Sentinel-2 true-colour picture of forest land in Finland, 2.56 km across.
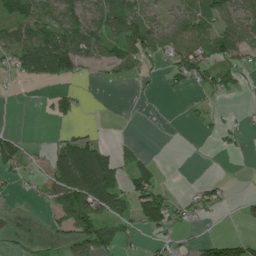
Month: July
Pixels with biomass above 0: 48%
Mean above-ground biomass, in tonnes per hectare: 47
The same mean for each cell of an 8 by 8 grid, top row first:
103 92 82 105 61 50 71 75
97 150 108 79 99 79 85 84
22 44 21 23 21 40 47 32
0 22 30 0 1 0 18 8
50 16 79 20 8 0 3 17
31 51 127 85 61 0 5 0
7 32 109 67 80 46 42 11
10 20 74 73 15 23 31 42
